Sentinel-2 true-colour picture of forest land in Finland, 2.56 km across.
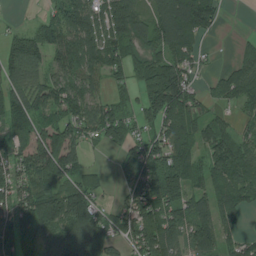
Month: July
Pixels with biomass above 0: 81%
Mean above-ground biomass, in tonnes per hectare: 97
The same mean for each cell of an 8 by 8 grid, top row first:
6 48 123 138 89 162 144 0
83 92 129 99 95 114 18 29
99 73 90 52 101 144 28 92
133 78 109 91 71 144 53 41
86 138 81 50 105 123 91 77
109 158 88 18 110 151 97 99
115 182 203 40 138 121 97 98
119 94 187 76 135 89 134 61
